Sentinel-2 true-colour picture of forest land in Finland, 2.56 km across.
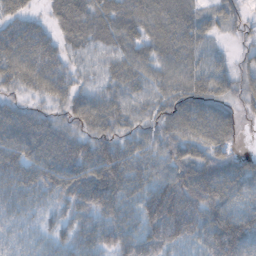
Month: October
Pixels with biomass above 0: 89%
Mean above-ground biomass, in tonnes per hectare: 51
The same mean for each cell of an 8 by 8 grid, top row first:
46 20 46 44 44 51 37 31
81 57 39 40 46 65 37 15
57 71 35 52 60 63 68 41
22 26 62 67 45 77 73 28
42 24 48 58 54 53 69 14
59 65 70 88 59 67 29 49
38 26 46 62 63 88 67 54
24 26 49 54 65 53 69 94
